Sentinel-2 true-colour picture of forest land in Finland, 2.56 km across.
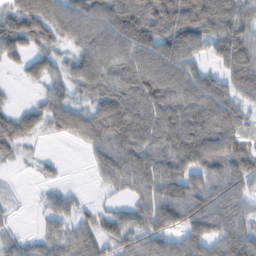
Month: February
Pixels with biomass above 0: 82%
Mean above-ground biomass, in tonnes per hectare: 59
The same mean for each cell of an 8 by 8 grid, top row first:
83 92 77 76 59 97 50 42
56 42 51 74 84 90 40 57
7 47 55 72 91 85 53 51
40 64 54 99 94 90 93 52
46 4 25 81 85 95 92 62
3 10 0 57 81 72 66 69
6 28 25 22 57 84 74 48
31 52 72 55 62 54 70 78
